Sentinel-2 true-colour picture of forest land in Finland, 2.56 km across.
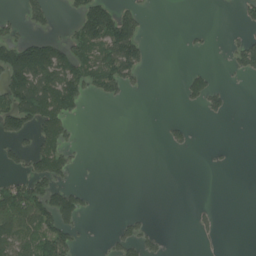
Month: June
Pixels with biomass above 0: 29%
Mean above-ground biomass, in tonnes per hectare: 44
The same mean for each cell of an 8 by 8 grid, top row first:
15 48 76 130 34 0 0 21
110 108 86 142 60 0 9 55
118 118 114 107 19 5 49 10
129 139 31 0 0 1 32 0
40 85 16 0 0 25 4 0
46 106 5 0 0 0 0 0
135 124 69 0 3 0 14 0
104 116 28 35 66 0 10 0
